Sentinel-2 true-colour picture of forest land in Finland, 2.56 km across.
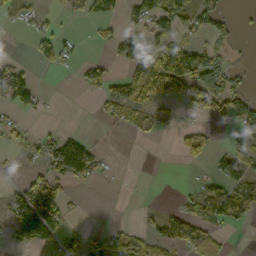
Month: October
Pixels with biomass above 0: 41%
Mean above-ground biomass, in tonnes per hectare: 46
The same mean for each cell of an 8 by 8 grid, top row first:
24 16 26 42 74 81 60 7
9 55 11 33 110 128 51 3
108 3 30 48 120 153 110 25
40 4 0 38 51 24 53 74
29 49 71 0 4 29 44 41
8 61 63 6 0 0 34 92
99 129 6 0 8 25 107 71
40 55 48 56 44 87 51 0
